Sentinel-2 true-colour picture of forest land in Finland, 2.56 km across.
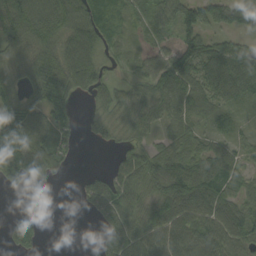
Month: September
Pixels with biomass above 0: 80%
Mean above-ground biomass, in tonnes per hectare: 68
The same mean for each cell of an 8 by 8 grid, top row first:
157 135 103 38 41 83 83 91
60 90 121 24 23 68 63 49
48 149 105 31 53 109 89 88
98 103 18 48 69 68 63 25
181 93 20 27 41 72 46 35
95 50 14 62 80 89 89 46
11 1 12 94 65 92 95 75
71 5 3 82 75 62 79 77
